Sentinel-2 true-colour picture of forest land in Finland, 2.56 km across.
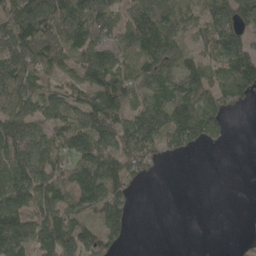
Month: May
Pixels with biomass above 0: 74%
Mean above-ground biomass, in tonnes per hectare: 73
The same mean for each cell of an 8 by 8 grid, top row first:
127 120 122 97 97 75 70 85
149 145 93 74 100 65 62 93
109 46 68 108 73 81 77 133
87 68 79 142 88 111 107 16
102 73 71 107 111 58 48 0
85 88 95 69 29 0 0 0
92 87 82 93 0 0 0 1
117 135 117 52 0 0 0 8
